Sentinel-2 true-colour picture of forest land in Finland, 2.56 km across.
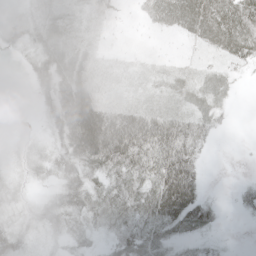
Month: May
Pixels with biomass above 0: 80%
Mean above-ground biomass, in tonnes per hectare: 38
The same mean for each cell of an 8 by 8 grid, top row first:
15 38 30 27 26 68 73 63
17 48 46 13 7 6 29 49
0 64 96 15 14 25 25 9
0 34 148 61 50 33 30 0
9 19 96 109 93 83 17 0
12 19 46 46 53 102 8 2
14 30 41 47 52 102 39 12
33 17 22 24 50 31 13 0
